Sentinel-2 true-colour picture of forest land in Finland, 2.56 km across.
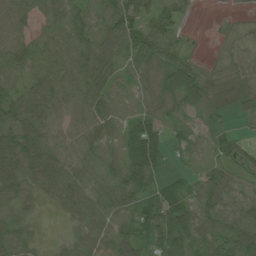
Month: July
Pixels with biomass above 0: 87%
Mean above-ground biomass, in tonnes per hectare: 54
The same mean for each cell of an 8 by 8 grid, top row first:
57 50 56 80 66 55 0 7
60 60 76 95 78 36 1 22
29 63 87 48 34 79 51 89
74 69 70 43 25 28 36 68
77 56 58 37 82 15 14 27
82 78 43 62 66 16 60 41
43 15 61 55 68 66 84 91
62 10 59 78 47 54 71 112
